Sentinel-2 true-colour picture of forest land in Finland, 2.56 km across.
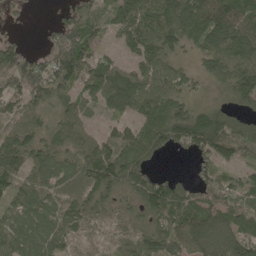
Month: May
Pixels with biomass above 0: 86%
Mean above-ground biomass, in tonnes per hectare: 84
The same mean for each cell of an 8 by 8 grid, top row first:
16 3 71 84 132 137 139 113
74 68 154 25 111 74 95 124
129 126 95 138 99 67 61 147
53 64 67 54 90 99 86 57
93 73 72 112 119 80 132 99
77 61 69 127 86 35 52 46
62 50 67 51 93 144 103 74
76 74 29 25 77 90 116 88
